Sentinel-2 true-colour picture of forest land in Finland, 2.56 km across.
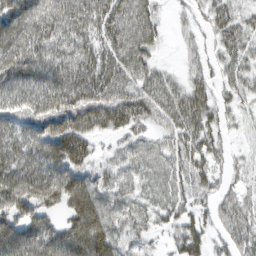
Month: March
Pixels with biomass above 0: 87%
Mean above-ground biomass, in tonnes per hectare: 62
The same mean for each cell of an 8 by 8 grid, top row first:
102 82 75 79 72 13 39 39
93 77 68 70 72 10 24 52
81 81 83 84 63 30 36 49
66 83 86 86 64 75 57 29
68 89 75 19 48 52 55 13
91 90 73 47 53 56 45 20
75 60 99 67 46 49 32 49
96 88 117 80 36 36 39 57
